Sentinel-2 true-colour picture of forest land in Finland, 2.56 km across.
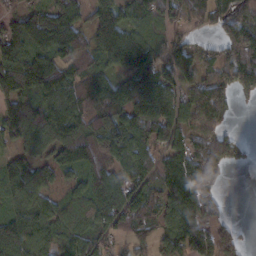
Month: February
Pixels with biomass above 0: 81%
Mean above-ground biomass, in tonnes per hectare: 91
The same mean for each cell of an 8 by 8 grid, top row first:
69 102 64 16 85 79 70 118
110 110 101 101 111 87 25 155
139 118 94 68 91 71 81 113
123 130 108 128 162 93 118 12
56 84 83 142 117 92 109 32
100 55 54 109 90 125 71 0
85 68 80 144 118 131 78 0
171 95 90 59 60 123 98 35
